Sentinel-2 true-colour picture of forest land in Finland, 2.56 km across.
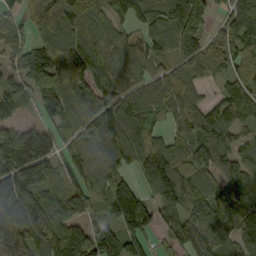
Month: September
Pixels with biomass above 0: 87%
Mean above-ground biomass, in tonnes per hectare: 117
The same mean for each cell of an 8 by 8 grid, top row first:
62 124 129 106 93 155 98 110
94 107 131 119 85 89 75 103
74 117 125 139 84 88 51 76
92 78 131 135 119 78 90 84
249 160 91 142 113 91 118 57
211 145 113 139 92 137 110 99
174 148 116 125 125 112 165 163
139 152 156 156 92 89 153 133
